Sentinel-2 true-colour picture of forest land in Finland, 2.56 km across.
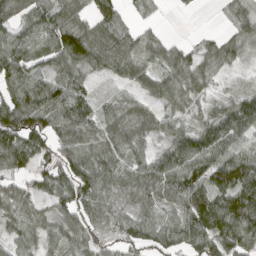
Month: April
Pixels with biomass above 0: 86%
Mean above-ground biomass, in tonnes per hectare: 75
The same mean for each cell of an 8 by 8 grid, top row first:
72 77 65 87 11 5 1 64
81 79 133 112 69 57 47 50
91 75 68 36 78 82 48 9
146 115 132 46 57 43 35 101
131 84 85 81 48 74 93 62
65 91 107 74 72 106 110 141
65 42 98 55 57 63 135 140
46 46 68 59 66 67 100 101
